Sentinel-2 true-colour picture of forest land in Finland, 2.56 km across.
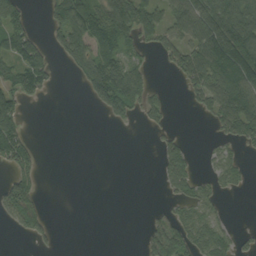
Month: September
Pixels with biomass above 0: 45%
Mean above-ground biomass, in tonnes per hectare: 51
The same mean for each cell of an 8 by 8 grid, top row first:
65 35 114 113 93 78 119 112
97 46 91 80 42 75 130 171
88 52 36 150 66 22 115 140
70 0 0 56 44 2 50 135
106 0 0 0 0 38 9 43
61 0 0 0 0 69 21 18
86 14 0 0 4 27 38 0
4 21 0 0 38 95 64 25
